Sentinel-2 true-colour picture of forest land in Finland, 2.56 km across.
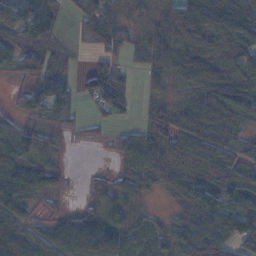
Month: November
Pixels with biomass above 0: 81%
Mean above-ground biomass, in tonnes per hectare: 62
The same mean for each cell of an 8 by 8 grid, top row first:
74 79 42 60 24 77 98 98
71 61 12 66 47 66 52 65
22 83 35 67 25 51 90 80
30 64 17 51 21 66 151 110
73 51 12 28 72 88 117 60
76 43 6 32 68 63 97 73
67 15 32 62 18 41 96 76
73 55 95 118 57 68 120 82
